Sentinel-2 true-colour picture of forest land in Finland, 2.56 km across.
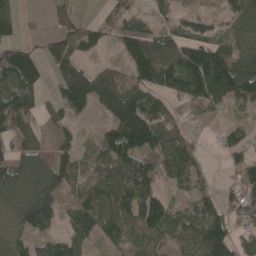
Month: April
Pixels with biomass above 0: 77%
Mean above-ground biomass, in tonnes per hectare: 80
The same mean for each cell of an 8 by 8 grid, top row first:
68 29 33 37 48 45 42 77
78 47 78 35 127 95 94 74
129 33 127 103 92 110 150 139
135 45 55 115 123 32 34 27
86 42 41 113 125 81 7 66
122 131 77 136 66 66 25 60
103 95 104 138 112 39 76 71
80 73 77 66 92 62 142 69
